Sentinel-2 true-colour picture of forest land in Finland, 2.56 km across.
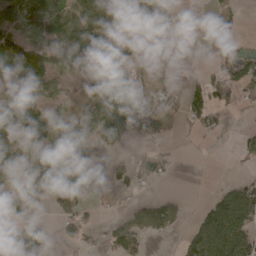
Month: April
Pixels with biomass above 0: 57%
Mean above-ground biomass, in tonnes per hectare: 66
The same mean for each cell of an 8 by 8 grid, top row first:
127 156 85 62 144 49 22 20
109 98 150 91 76 71 41 21
77 74 48 49 31 24 58 76
178 84 43 143 146 46 85 12
56 86 135 29 20 6 3 22
63 109 100 49 39 8 1 19
69 20 59 9 52 40 56 129
92 74 47 49 40 15 122 110
